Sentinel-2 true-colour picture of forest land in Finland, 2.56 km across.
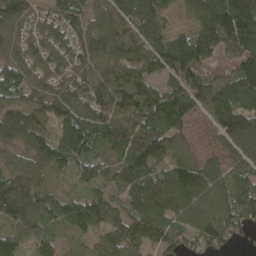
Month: April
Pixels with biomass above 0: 90%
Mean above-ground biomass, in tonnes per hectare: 106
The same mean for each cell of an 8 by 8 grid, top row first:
95 66 95 106 144 44 192 265
67 95 95 107 123 180 157 183
101 93 75 108 102 122 121 163
81 104 99 124 136 175 77 126
73 126 136 99 150 74 18 125
92 50 58 73 121 133 104 96
108 83 116 76 102 114 123 116
95 60 37 84 82 86 106 37
